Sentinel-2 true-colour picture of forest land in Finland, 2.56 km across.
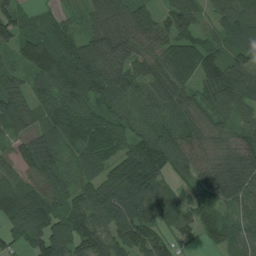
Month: July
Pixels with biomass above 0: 93%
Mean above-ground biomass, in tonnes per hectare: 97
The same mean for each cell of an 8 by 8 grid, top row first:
86 45 42 107 83 115 47 114
72 123 110 107 68 103 95 86
67 113 159 111 94 100 111 117
134 98 104 103 95 81 78 71
70 126 86 94 106 110 68 100
64 96 63 93 130 64 79 112
100 129 130 137 127 84 83 78
66 156 152 122 118 77 55 68
